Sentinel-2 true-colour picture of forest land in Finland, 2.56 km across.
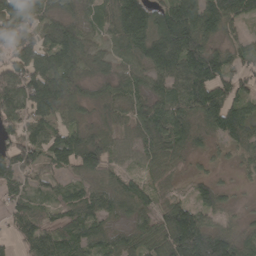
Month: April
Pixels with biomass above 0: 88%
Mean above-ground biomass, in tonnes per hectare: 83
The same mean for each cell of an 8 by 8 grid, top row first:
106 81 67 99 135 151 131 74
91 114 104 39 120 168 101 51
92 128 80 56 68 93 143 59
70 94 51 64 88 100 118 88
86 103 136 70 86 88 33 72
79 38 60 52 40 23 28 15
55 43 85 66 58 98 72 17
40 87 99 70 80 164 170 73
